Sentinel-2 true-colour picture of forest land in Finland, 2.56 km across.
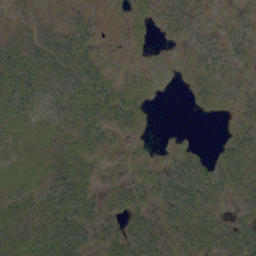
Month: September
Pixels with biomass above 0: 74%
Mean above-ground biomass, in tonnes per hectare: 22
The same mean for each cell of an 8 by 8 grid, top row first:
2 3 15 3 17 27 7 8
30 41 42 4 7 7 27 21
39 35 44 18 13 4 31 13
22 19 25 34 13 0 8 21
9 11 21 13 4 7 2 34
14 19 28 5 19 44 47 44
18 25 34 21 22 53 31 22
24 34 34 28 45 29 43 50
